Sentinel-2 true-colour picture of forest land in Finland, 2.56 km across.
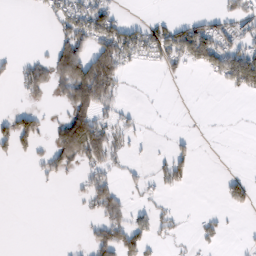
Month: February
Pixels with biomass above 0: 31%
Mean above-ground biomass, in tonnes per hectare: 35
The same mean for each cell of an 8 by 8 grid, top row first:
0 25 71 44 4 6 16 37
1 15 84 108 62 78 84 48
32 74 180 105 0 9 12 90
35 10 103 27 4 0 0 0
71 41 202 53 5 13 0 0
0 33 28 32 14 49 0 15
0 0 8 71 20 13 2 27
0 0 6 84 50 15 19 2
